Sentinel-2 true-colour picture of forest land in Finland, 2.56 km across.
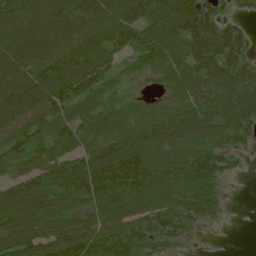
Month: June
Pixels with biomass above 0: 90%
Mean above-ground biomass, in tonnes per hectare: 116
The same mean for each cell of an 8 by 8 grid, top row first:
132 135 149 136 128 163 125 44
145 140 143 114 130 94 153 117
140 166 160 72 33 91 118 131
146 121 92 88 47 85 127 153
98 117 107 114 132 118 118 76
85 138 184 196 167 139 142 26
149 141 104 154 126 112 102 1
155 131 144 150 130 70 8 0
